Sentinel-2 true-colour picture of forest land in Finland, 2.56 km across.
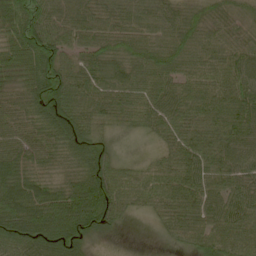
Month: May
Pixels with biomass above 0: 92%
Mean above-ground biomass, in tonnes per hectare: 67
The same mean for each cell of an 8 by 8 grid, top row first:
90 68 62 61 61 57 57 49
92 107 56 62 70 81 67 61
57 109 65 67 70 67 70 73
76 100 85 58 69 73 74 74
70 77 105 25 6 59 69 64
91 49 87 66 25 49 59 43
105 107 142 89 35 61 59 59
106 104 72 4 0 15 50 22
